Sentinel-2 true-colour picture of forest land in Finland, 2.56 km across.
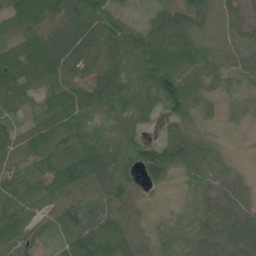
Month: June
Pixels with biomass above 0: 90%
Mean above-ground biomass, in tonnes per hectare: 65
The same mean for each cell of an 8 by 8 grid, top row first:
86 116 132 57 20 72 64 31
89 129 100 88 102 100 55 39
110 78 62 108 83 98 49 34
43 69 82 51 63 53 20 28
60 80 83 71 63 86 38 1
56 79 83 95 70 40 38 22
69 45 73 82 24 8 37 48
73 28 112 122 44 27 59 60
